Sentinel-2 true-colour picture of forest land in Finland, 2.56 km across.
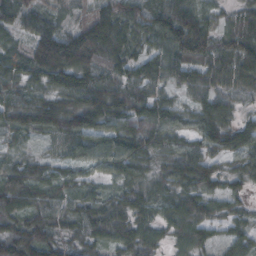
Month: October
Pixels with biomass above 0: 95%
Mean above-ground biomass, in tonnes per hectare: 74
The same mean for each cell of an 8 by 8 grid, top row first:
87 60 47 108 105 107 57 67
45 155 136 119 58 92 99 116
71 85 84 75 78 48 71 87
88 106 114 105 85 54 82 41
38 37 82 83 85 55 66 73
72 61 45 58 54 89 81 57
60 72 48 48 56 62 54 37
119 79 53 48 55 36 68 69
